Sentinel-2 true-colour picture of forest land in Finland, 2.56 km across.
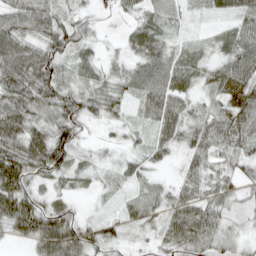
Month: April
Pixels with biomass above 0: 90%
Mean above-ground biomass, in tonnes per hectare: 47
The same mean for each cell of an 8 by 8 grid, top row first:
71 62 38 7 31 20 16 49
72 70 48 7 50 26 25 67
85 74 30 40 61 49 39 66
78 71 60 37 28 68 51 74
70 99 29 17 25 49 57 58
91 49 24 19 29 18 54 37
87 47 18 10 35 52 60 24
25 79 68 34 18 59 62 32
